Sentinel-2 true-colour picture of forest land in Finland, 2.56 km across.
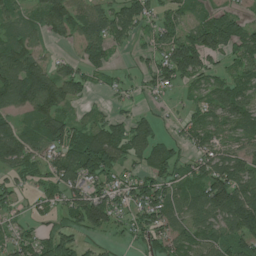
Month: July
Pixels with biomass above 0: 75%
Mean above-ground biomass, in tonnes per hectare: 62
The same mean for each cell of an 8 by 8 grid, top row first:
52 97 77 83 68 49 47 28
71 25 43 48 25 106 99 63
104 107 62 27 31 65 48 55
66 99 24 24 19 11 62 79
76 74 102 88 62 33 58 47
44 57 89 58 47 54 97 78
35 30 88 78 86 65 96 125
52 75 35 18 48 69 62 89
